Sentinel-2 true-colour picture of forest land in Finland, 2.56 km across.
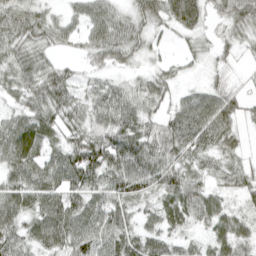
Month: April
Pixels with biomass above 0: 89%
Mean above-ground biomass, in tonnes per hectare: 54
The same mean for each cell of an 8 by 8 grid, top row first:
59 31 38 47 49 69 38 71
57 41 25 68 36 10 19 27
56 65 29 30 34 28 19 14
43 64 51 81 56 50 83 39
90 49 73 108 78 76 57 26
61 73 90 86 87 72 30 37
69 75 71 73 31 66 61 26
69 74 84 73 60 41 42 53
